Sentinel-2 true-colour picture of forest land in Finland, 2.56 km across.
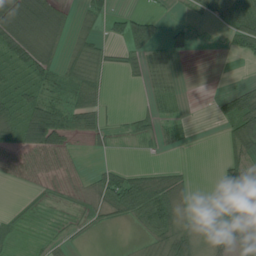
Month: July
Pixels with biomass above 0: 57%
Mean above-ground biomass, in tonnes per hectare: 29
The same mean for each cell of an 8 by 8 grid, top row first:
90 66 17 29 42 5 23 72
59 38 24 14 57 20 1 29
37 42 44 9 20 19 0 4
46 73 59 9 15 20 1 54
42 85 12 15 9 22 0 50
29 30 17 36 32 23 1 41
6 10 12 39 70 49 13 29
17 15 4 0 16 54 21 26
